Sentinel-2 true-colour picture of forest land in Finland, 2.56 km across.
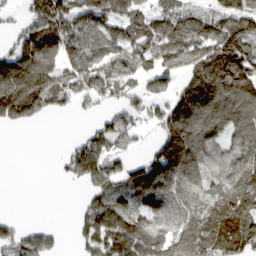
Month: March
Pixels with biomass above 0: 73%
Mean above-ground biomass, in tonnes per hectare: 99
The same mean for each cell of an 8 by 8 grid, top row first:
31 194 108 102 92 100 79 155
87 126 146 100 98 115 133 145
194 143 124 134 68 65 148 141
138 64 30 62 74 144 143 141
0 2 69 85 25 188 101 85
0 1 86 97 152 140 75 97
0 0 36 132 109 87 85 106
108 59 57 171 169 129 127 128
